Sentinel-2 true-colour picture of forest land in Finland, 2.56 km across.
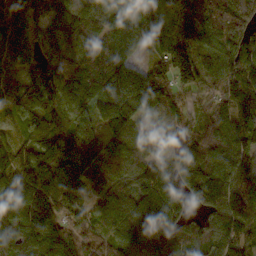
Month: October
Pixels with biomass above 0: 95%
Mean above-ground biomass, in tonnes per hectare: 144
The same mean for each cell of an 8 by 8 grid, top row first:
179 139 154 105 113 139 190 199
117 117 145 164 78 207 97 127
87 184 171 244 212 169 111 201
104 160 151 195 108 102 99 170
90 169 238 112 93 81 138 144
155 179 195 117 143 121 164 134
198 197 111 126 143 99 107 122
156 185 129 108 151 128 111 148
